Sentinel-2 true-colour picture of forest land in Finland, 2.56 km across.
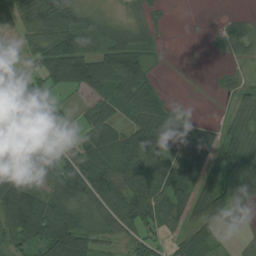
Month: August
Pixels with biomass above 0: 74%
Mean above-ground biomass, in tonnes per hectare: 57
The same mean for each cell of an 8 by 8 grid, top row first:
58 96 43 14 18 0 0 13
30 102 85 64 39 1 2 24
82 70 123 103 77 0 1 11
75 53 25 52 57 28 0 34
138 68 43 84 102 42 48 58
123 57 93 91 92 75 51 66
131 88 73 71 93 62 80 41
55 97 96 46 58 31 32 11
